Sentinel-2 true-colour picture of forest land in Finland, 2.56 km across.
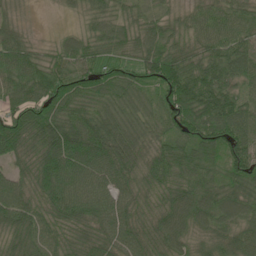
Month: June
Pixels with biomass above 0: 96%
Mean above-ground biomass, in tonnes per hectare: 80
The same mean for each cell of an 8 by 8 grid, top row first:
24 2 30 61 48 37 62 64
86 34 74 70 78 68 79 77
95 109 84 86 74 117 108 61
87 103 86 76 59 100 114 88
102 115 122 108 61 78 102 90
69 119 91 91 66 85 77 81
107 82 103 89 58 111 95 75
65 71 84 79 74 78 57 77
